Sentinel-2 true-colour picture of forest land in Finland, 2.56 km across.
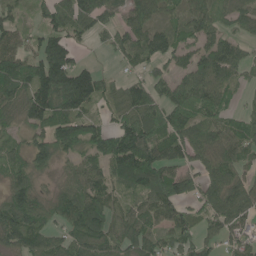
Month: June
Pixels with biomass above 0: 83%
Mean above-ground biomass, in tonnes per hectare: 85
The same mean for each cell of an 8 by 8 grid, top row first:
39 65 107 58 93 49 92 60
70 127 38 50 91 81 76 49
122 183 159 35 58 80 100 51
83 143 95 49 103 106 77 42
46 120 139 125 135 95 78 96
74 51 81 83 127 92 70 59
118 79 126 69 76 69 71 81
86 71 101 84 87 77 53 85
